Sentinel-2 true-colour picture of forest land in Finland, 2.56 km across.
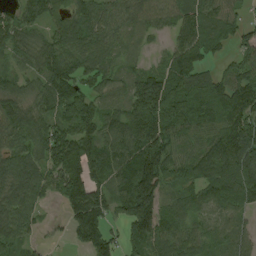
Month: August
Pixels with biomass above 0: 88%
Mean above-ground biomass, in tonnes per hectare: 96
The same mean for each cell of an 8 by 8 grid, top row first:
62 67 103 68 67 74 87 45
86 88 109 66 20 80 98 70
67 102 82 58 102 121 71 104
109 80 127 68 198 104 99 147
87 136 159 110 171 79 98 165
116 87 135 107 178 76 124 122
109 26 162 84 177 72 78 62
83 14 79 71 125 108 67 55
